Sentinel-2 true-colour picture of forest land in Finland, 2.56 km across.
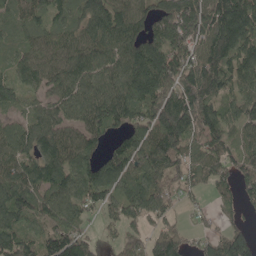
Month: May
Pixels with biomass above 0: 87%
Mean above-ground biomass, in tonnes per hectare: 120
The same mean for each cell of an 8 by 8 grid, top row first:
74 93 104 155 113 164 187 192
50 100 133 134 157 144 167 154
73 98 120 124 175 189 195 121
55 83 107 159 128 237 137 104
112 127 119 67 129 176 112 82
122 122 112 115 121 118 89 98
132 112 100 81 131 60 35 50
135 134 144 42 106 126 77 144
